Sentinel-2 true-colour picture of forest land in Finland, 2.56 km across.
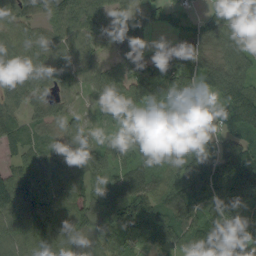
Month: September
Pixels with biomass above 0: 92%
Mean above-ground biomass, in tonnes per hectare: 83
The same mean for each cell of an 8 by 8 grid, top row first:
75 67 112 89 46 30 44 81
85 84 83 65 65 37 45 40
82 84 71 85 94 101 82 72
60 66 25 65 77 108 59 119
65 62 89 48 113 94 75 99
77 81 75 74 107 81 125 142
125 125 92 73 85 121 95 96
111 135 106 86 77 83 102 120
